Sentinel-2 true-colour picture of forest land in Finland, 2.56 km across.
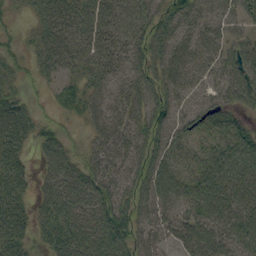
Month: September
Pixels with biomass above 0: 89%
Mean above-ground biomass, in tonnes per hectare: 51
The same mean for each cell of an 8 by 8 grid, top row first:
19 68 72 70 59 58 45 38
23 62 63 56 55 54 45 55
25 28 42 38 47 45 32 64
60 12 38 42 55 40 44 34
54 42 18 64 55 41 41 63
48 39 57 65 62 54 76 72
53 48 58 69 56 46 79 62
51 39 66 77 51 40 74 67
